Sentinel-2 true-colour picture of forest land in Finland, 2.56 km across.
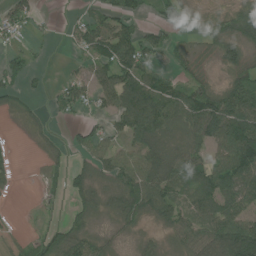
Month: July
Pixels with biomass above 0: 66%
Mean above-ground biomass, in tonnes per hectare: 55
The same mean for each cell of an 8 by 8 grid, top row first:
56 7 21 61 31 67 21 80
30 7 38 106 79 24 36 69
41 10 45 79 82 42 32 65
27 20 34 58 115 88 116 135
2 22 39 44 73 46 65 148
15 20 42 59 91 79 77 99
1 11 43 39 74 56 69 76
51 72 87 21 21 34 71 164
